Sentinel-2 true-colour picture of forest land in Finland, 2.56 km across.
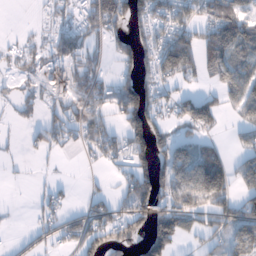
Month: January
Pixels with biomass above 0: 58%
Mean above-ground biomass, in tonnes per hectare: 67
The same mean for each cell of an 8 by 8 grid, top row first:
0 37 84 128 73 85 84 113
12 59 94 45 78 140 126 109
20 59 87 47 81 59 35 100
18 32 96 52 112 59 96 53
5 51 39 63 102 91 51 37
5 7 3 21 89 115 179 67
3 50 31 61 111 116 93 68
15 45 86 90 87 93 42 76
